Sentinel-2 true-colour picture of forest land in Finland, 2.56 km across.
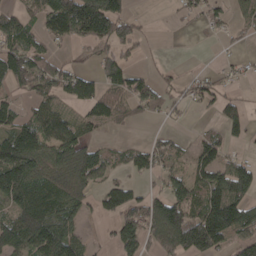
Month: April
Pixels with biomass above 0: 61%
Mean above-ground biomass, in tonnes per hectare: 93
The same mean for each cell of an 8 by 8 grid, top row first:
82 122 265 196 16 22 63 40
128 57 39 95 26 0 2 17
102 124 110 90 59 44 65 35
70 92 59 88 58 32 25 83
140 115 129 29 48 46 92 33
182 139 186 52 43 103 109 120
106 161 93 87 133 170 156 132
133 180 80 51 124 214 188 68
